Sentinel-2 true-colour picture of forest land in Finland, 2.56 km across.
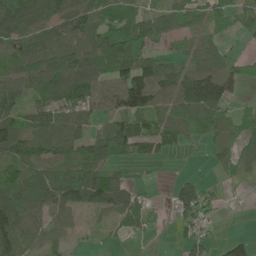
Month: June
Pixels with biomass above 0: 76%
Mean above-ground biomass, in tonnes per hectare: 64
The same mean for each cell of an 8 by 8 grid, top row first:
99 76 83 55 51 58 57 45
66 78 89 115 70 21 39 8
63 76 90 89 125 107 117 48
62 72 74 69 117 76 92 43
86 86 81 95 69 53 39 52
64 73 108 79 13 16 11 25
141 82 82 84 40 73 56 5
98 47 11 12 10 10 37 40
